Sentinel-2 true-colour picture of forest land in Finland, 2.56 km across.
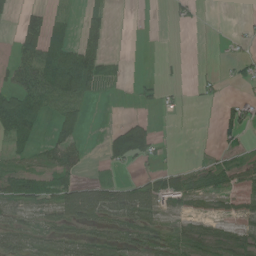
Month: June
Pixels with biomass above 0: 48%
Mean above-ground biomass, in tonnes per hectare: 37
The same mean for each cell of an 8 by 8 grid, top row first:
15 46 22 19 0 14 1 1
34 83 75 8 1 0 0 6
46 108 126 34 11 5 9 17
116 50 59 0 7 4 0 34
42 36 47 68 96 2 1 23
58 60 28 21 26 41 50 40
28 37 112 81 82 21 13 21
41 54 52 48 48 46 38 42
